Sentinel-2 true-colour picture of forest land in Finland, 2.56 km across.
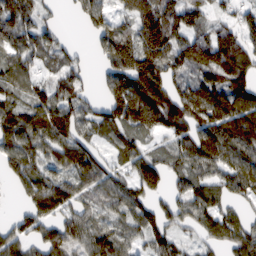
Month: February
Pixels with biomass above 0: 81%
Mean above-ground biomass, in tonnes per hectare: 79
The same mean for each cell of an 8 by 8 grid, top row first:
129 30 34 67 121 96 54 45
85 67 14 108 131 97 119 91
76 48 42 88 170 70 88 102
84 116 69 108 162 128 123 117
84 78 73 49 46 68 100 98
67 68 77 64 114 51 63 88
17 99 63 54 76 62 75 28
62 66 58 86 66 60 40 68
